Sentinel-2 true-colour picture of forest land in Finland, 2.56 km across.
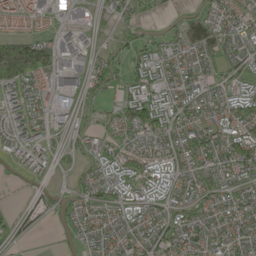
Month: May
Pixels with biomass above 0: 76%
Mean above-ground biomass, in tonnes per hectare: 53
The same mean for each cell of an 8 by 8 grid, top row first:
79 47 33 47 37 25 60 48
136 89 53 26 48 57 112 50
125 68 45 49 79 57 42 49
45 44 34 28 131 69 50 88
48 29 32 36 61 56 80 91
15 27 21 55 64 54 48 46
11 31 63 55 61 52 47 45
18 3 29 47 54 53 59 48
